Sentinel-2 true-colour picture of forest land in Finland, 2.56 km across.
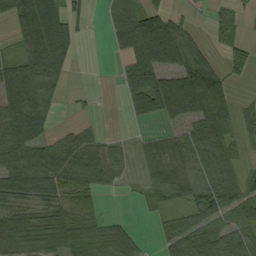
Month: September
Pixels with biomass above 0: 68%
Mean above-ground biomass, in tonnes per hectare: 47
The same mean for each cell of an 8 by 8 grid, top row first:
53 92 32 25 65 29 14 23
23 86 12 15 98 85 25 37
71 59 0 2 74 80 106 21
72 35 5 0 2 60 84 28
86 52 59 25 18 40 79 29
87 88 69 36 21 49 51 34
55 55 60 0 8 20 61 50
65 68 64 61 15 54 68 70
